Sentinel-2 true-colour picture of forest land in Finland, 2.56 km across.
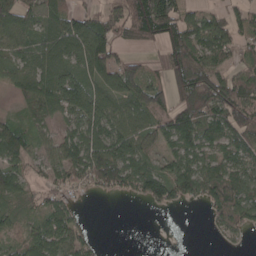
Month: April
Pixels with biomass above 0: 74%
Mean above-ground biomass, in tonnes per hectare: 65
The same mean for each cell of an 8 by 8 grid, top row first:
94 66 55 63 133 101 50 43
54 69 103 91 34 97 73 42
57 86 92 91 70 109 122 75
15 54 95 83 83 94 101 126
70 45 90 106 65 63 67 71
64 44 64 100 89 92 78 74
44 53 16 0 11 27 47 99
30 94 47 0 0 0 4 17
